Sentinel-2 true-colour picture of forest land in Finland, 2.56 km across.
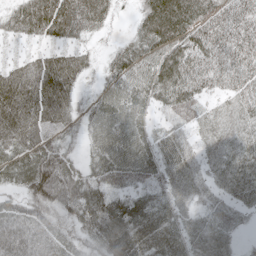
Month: May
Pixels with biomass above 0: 92%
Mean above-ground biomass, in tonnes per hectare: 57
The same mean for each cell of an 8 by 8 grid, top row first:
50 96 73 29 54 94 67 66
14 34 32 20 53 71 67 68
69 94 42 43 57 77 50 53
95 81 35 75 42 47 35 49
64 60 29 83 56 51 41 52
48 103 51 60 50 54 39 64
46 61 64 65 60 47 35 38
77 61 36 76 78 59 63 19
